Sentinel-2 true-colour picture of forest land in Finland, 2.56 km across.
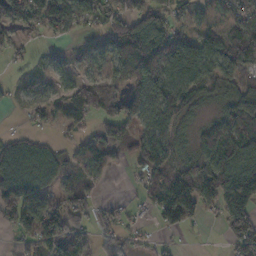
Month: November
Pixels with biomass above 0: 72%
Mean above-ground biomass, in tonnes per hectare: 69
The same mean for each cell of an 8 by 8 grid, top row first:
117 121 71 70 86 56 49 90
32 13 27 79 114 80 80 106
18 36 57 64 94 64 65 66
17 52 65 72 89 72 20 96
63 38 38 76 88 65 85 96
127 64 44 17 64 109 89 154
124 103 67 40 30 146 59 165
24 85 70 53 23 10 2 94
